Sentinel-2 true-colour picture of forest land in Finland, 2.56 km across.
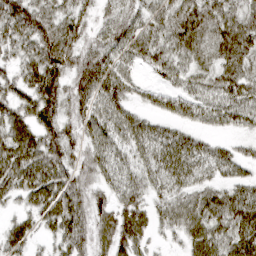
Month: March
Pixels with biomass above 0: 89%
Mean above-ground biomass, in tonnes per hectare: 53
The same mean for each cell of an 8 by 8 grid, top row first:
89 66 49 42 47 57 63 55
55 76 62 53 57 55 52 69
50 73 60 66 19 42 43 63
59 63 52 60 30 38 45 59
77 64 42 53 52 62 28 21
78 76 54 41 46 59 35 34
27 63 72 55 43 51 60 70
52 27 63 56 34 21 69 69
